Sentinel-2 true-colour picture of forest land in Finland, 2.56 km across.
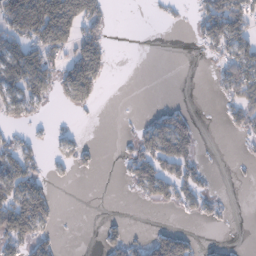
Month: January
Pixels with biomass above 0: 38%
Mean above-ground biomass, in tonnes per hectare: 39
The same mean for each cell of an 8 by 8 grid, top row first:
116 141 114 15 1 5 78 83
64 86 76 18 0 0 40 81
86 72 118 9 0 0 3 112
47 10 15 0 6 32 0 52
40 11 24 1 62 98 1 9
85 19 7 0 73 81 18 2
110 53 0 0 6 28 33 1
71 34 0 38 32 69 2 0
